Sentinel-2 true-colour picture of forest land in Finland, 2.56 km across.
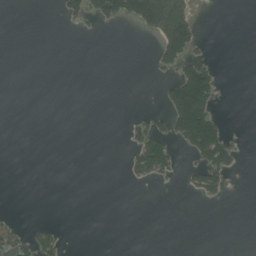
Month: June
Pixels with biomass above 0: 14%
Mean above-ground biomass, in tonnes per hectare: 23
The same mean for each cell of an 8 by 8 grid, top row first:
0 0 42 75 132 135 0 0
0 0 0 0 0 113 9 0
0 0 0 0 1 78 99 0
0 0 0 0 13 116 104 0
0 0 0 0 91 52 146 22
0 0 0 0 43 21 83 6
2 0 0 0 0 0 2 0
52 49 0 0 0 0 0 0
